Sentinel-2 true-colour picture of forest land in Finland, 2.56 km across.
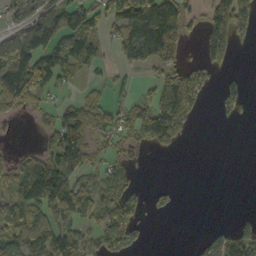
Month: October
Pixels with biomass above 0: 52%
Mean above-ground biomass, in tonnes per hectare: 65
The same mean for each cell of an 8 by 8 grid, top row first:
47 84 45 88 212 151 87 155
110 68 86 41 195 91 117 24
125 57 20 34 19 105 50 27
45 34 81 51 79 144 4 48
7 55 114 36 46 42 0 0
67 166 60 67 3 0 0 0
109 98 94 102 29 15 0 2
100 102 69 79 14 0 46 99
